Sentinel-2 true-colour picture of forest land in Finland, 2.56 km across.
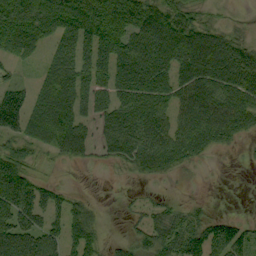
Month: September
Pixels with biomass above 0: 67%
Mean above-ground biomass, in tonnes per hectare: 50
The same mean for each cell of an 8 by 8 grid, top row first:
100 81 80 94 70 61 19 5
55 31 63 86 68 45 84 34
28 57 61 56 45 35 87 84
100 83 47 52 79 59 88 93
46 42 42 39 73 76 57 17
36 12 0 3 26 16 0 0
66 58 41 0 22 31 12 1
78 57 69 11 44 74 76 57
